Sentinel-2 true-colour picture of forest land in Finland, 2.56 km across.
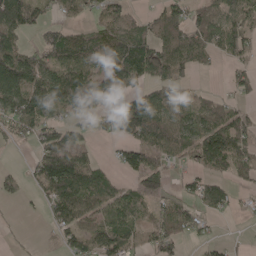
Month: May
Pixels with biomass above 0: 68%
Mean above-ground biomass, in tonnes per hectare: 71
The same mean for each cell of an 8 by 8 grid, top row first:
154 34 45 75 37 65 99 77
91 88 110 105 106 115 88 59
154 118 122 119 73 81 2 30
106 91 66 67 133 76 72 43
24 88 76 18 99 81 126 74
31 118 148 45 87 19 61 48
5 43 106 91 51 50 63 12
9 8 73 92 34 55 25 4
